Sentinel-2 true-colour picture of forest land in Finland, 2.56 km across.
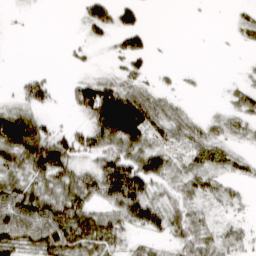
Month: March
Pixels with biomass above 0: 61%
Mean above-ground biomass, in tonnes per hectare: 40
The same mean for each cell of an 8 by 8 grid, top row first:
2 0 18 57 19 0 1 10
0 0 10 19 35 0 0 4
8 23 40 42 27 8 2 13
51 17 48 165 79 22 7 39
121 90 51 61 66 27 40 16
39 73 50 92 82 33 47 19
101 71 72 46 86 42 27 17
73 84 70 48 19 39 42 32
